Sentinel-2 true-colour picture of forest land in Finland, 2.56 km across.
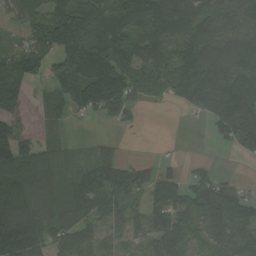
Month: August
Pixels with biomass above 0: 80%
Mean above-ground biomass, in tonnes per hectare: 98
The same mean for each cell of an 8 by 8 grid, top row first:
59 105 145 123 123 106 102 109
57 105 188 184 94 84 115 145
100 82 194 172 95 98 171 156
79 55 49 72 16 8 109 126
134 62 17 31 2 7 6 77
174 128 60 126 74 55 71 12
151 129 77 80 61 133 149 103
198 107 108 56 54 142 99 137
